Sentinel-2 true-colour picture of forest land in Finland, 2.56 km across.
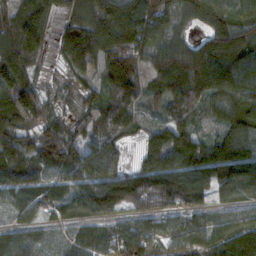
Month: November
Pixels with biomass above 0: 91%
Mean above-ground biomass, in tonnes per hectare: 97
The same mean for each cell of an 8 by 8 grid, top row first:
96 88 93 113 136 80 118 110
132 52 128 121 125 96 124 142
105 31 49 95 57 114 131 150
76 68 53 72 39 63 49 128
92 118 85 76 68 154 110 163
57 71 94 101 117 152 128 164
47 45 59 88 90 108 75 82
83 61 82 98 124 97 100 153
